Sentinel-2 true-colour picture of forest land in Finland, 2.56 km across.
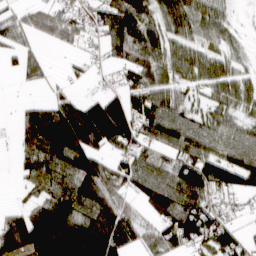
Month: March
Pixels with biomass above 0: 74%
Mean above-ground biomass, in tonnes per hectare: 64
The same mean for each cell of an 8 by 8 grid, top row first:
44 67 52 83 66 75 69 6
50 19 35 53 87 60 40 17
15 27 14 13 63 54 65 50
21 78 98 98 94 74 44 38
29 121 140 74 58 80 89 83
18 62 121 77 77 81 99 95
24 67 76 94 38 80 69 24
96 97 121 89 48 86 71 44
